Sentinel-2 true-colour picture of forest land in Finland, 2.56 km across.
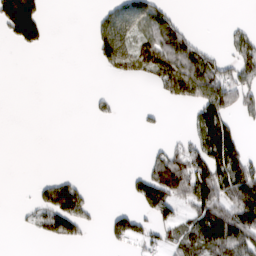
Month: March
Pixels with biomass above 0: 37%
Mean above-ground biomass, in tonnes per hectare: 42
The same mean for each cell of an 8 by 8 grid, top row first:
143 16 0 53 70 19 0 1
23 13 0 99 70 91 20 47
0 0 0 16 28 118 93 64
0 0 0 12 9 0 111 43
0 0 0 0 3 19 117 63
0 11 10 0 60 115 106 111
5 89 79 13 59 57 99 123
0 30 21 43 40 49 108 90
